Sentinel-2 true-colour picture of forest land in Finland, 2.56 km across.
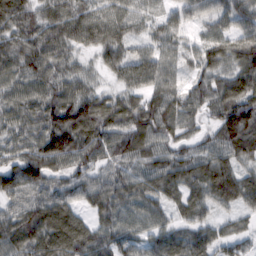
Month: February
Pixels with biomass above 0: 96%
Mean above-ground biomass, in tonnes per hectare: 72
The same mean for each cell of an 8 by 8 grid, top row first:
91 84 87 80 46 60 71 76
88 104 55 83 48 44 75 102
66 74 60 36 94 37 76 96
66 93 112 87 111 89 67 129
59 99 101 82 84 64 60 113
88 81 61 49 61 62 74 64
50 65 36 71 61 36 50 48
67 59 71 71 44 61 65 45
